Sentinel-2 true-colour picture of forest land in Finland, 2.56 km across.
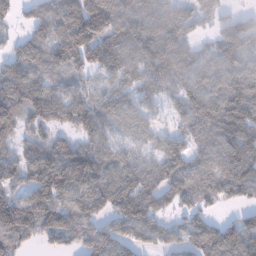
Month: January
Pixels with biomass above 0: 85%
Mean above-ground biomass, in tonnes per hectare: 101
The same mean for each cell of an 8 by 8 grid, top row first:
36 95 217 145 98 116 77 59
58 103 181 132 140 161 56 137
99 82 61 86 93 100 108 129
122 118 117 89 69 58 161 136
64 81 77 63 51 62 126 125
80 161 164 93 88 95 84 110
146 132 105 95 120 63 41 40
127 65 116 115 76 57 105 129
